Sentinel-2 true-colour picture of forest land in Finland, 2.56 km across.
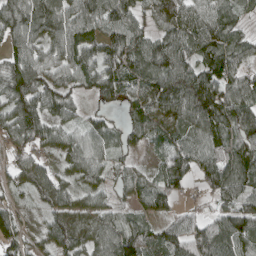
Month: April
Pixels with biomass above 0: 91%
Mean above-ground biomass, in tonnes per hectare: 79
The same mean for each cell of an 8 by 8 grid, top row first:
106 118 96 103 55 109 87 44
69 77 98 92 89 112 86 58
113 87 73 96 96 140 109 75
90 80 36 30 75 114 133 95
70 63 60 51 45 81 87 89
49 69 65 42 39 85 80 110
35 49 54 48 50 45 36 82
80 60 74 101 98 101 115 103
